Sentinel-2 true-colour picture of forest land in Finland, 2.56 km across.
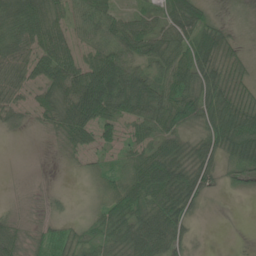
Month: June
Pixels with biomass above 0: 82%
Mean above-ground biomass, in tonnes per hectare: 49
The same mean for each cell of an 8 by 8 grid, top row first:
83 78 58 50 34 78 31 3
65 81 47 67 62 62 68 23
53 62 91 104 71 81 76 51
33 49 100 67 70 85 76 75
1 7 50 36 43 47 53 79
1 3 8 42 81 74 44 33
9 18 5 63 62 74 11 0
41 30 36 46 67 48 3 0
